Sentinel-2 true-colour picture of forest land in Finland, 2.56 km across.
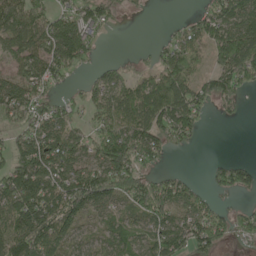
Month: May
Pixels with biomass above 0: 73%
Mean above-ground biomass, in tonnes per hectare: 85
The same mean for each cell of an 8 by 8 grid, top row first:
116 86 101 50 8 3 71 118
102 117 125 1 6 86 93 152
80 93 13 57 57 127 71 112
109 80 39 82 116 156 34 25
80 125 74 177 116 51 1 0
148 131 121 159 90 31 25 71
142 142 134 68 135 109 64 31
117 136 47 73 89 111 114 49
